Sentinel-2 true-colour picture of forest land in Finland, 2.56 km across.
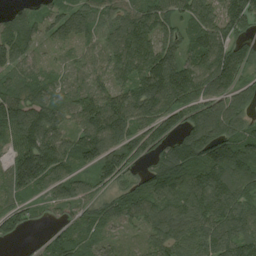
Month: August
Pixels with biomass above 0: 91%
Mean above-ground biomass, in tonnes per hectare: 107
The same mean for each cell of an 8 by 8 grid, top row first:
56 83 97 91 131 85 107 154
121 37 58 100 148 105 143 98
75 67 60 101 153 159 133 91
154 113 109 149 114 119 116 100
122 160 133 117 101 114 151 121
159 137 62 111 76 139 175 157
89 39 70 81 114 121 152 122
20 42 72 34 50 120 117 143
